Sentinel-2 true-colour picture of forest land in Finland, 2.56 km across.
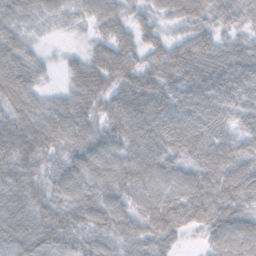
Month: November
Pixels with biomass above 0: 95%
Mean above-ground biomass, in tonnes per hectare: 77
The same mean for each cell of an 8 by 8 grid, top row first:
56 42 32 59 33 54 61 62
52 10 14 81 70 76 96 72
84 19 71 86 104 104 119 111
71 72 83 74 117 96 115 75
109 83 86 88 104 91 96 61
90 61 90 84 98 75 90 92
84 77 86 87 79 102 109 83
83 90 71 64 67 47 46 96
